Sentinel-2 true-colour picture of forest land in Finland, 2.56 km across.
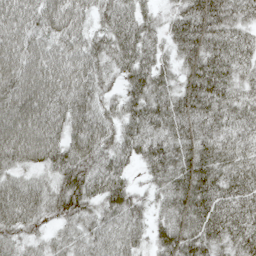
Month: May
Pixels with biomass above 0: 95%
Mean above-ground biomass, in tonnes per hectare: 73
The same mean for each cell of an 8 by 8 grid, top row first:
88 90 71 65 51 57 111 72
98 73 70 65 69 52 87 62
104 110 93 35 76 47 97 48
107 114 87 42 85 82 83 55
118 108 94 62 83 73 71 59
53 44 89 75 27 71 78 71
104 66 67 62 37 62 85 77
48 32 45 62 38 84 79 78
